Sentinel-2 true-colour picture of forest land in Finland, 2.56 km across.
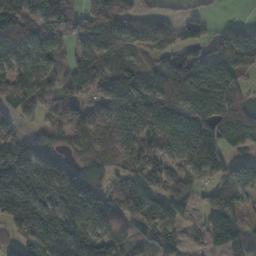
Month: November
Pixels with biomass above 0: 81%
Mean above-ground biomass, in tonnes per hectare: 93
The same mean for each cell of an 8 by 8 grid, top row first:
139 125 110 124 80 43 24 12
89 89 59 78 60 64 57 134
110 67 108 71 66 87 131 68
79 49 69 78 128 101 111 77
115 102 81 65 101 93 173 63
168 158 186 75 101 60 69 92
164 94 161 102 108 99 69 78
91 133 102 67 66 71 69 117
